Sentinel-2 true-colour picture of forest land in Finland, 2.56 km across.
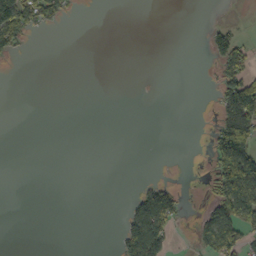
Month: October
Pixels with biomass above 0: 17%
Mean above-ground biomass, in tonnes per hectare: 27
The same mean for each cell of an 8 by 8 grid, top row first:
144 70 4 0 0 0 0 2
40 0 0 0 0 0 31 60
0 0 0 0 0 0 2 118
0 0 0 0 0 0 4 148
0 0 0 0 0 0 21 187
0 0 0 0 2 0 25 163
0 0 0 0 109 67 33 123
0 0 0 6 169 16 82 81
